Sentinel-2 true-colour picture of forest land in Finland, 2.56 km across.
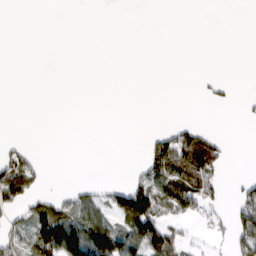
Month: March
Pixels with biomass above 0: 24%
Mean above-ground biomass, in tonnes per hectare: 25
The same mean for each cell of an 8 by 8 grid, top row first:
0 0 0 0 0 0 0 0
0 0 0 0 0 0 0 0
0 0 0 0 0 0 8 1
0 0 0 0 0 0 1 3
8 0 0 0 15 67 58 0
90 6 0 0 42 92 70 7
37 60 40 48 91 67 32 46
36 137 137 116 131 48 11 66
